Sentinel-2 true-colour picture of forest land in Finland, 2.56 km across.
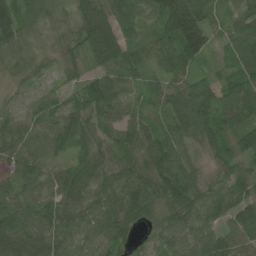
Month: July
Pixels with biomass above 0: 95%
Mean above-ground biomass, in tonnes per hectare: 65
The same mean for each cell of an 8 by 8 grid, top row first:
95 42 70 88 45 164 68 34
48 27 54 115 54 105 66 55
22 15 48 69 30 64 49 50
25 53 61 70 41 100 101 67
69 62 55 50 85 64 63 87
42 41 66 61 79 107 28 61
68 67 81 99 85 76 66 89
112 75 47 62 19 59 73 71
